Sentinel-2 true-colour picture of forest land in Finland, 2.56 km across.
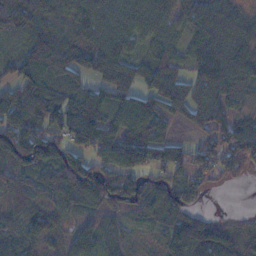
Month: November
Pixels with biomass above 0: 85%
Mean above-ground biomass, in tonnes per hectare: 75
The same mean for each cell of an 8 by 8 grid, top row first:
116 75 88 91 78 59 99 56
32 140 101 118 54 67 104 93
82 92 47 77 74 89 110 93
107 111 133 70 104 56 81 37
139 98 76 89 93 41 63 122
56 66 122 104 69 61 45 38
41 51 43 48 62 72 11 4
57 56 73 53 11 70 92 44
